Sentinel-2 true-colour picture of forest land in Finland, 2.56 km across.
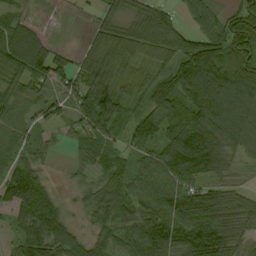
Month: September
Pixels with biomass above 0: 86%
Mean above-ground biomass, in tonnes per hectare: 72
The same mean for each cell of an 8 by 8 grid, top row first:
46 4 6 65 83 44 51 71
129 66 27 82 87 94 108 94
86 86 67 87 47 86 124 104
81 53 81 115 57 82 128 127
70 33 47 52 65 103 117 73
106 24 24 57 73 91 68 21
69 50 23 91 84 100 116 77
26 35 36 60 95 90 118 53
